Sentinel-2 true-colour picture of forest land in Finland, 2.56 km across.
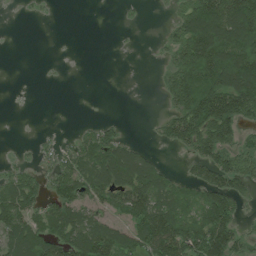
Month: July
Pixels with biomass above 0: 54%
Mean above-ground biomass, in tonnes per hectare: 65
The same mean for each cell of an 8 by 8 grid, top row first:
1 3 0 0 4 45 173 175
0 0 0 1 1 71 193 154
0 1 0 0 1 81 137 155
0 0 0 0 0 69 174 138
3 11 44 81 14 55 107 63
51 38 94 119 129 26 78 88
110 64 88 66 129 92 105 43
88 97 110 125 102 133 148 59
